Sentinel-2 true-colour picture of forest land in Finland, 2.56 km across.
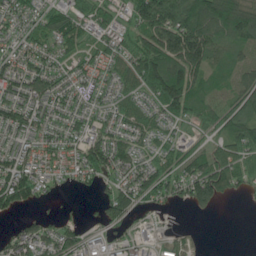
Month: June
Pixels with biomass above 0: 78%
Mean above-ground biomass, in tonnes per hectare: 79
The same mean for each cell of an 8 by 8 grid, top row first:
75 70 71 73 118 138 151 170
64 72 71 72 113 165 125 68
104 96 65 56 128 156 66 61
92 85 73 48 60 88 68 111
64 64 84 107 60 67 41 114
149 63 64 75 114 95 160 80
68 7 5 84 46 19 46 2
99 99 79 63 32 35 2 1
